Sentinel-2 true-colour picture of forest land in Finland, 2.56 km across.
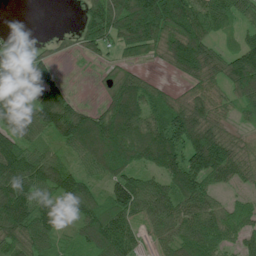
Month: July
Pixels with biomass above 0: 85%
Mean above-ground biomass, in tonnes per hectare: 86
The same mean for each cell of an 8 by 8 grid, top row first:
0 0 36 167 212 165 95 59
15 16 40 53 77 137 91 61
85 85 1 40 51 26 84 125
92 155 81 108 104 133 103 41
99 55 114 149 126 160 159 57
136 105 66 78 64 124 106 52
133 67 65 118 94 97 76 48
90 69 61 129 35 86 105 55
